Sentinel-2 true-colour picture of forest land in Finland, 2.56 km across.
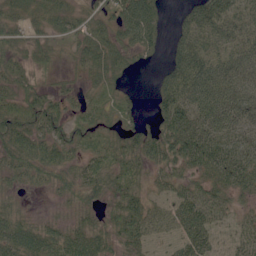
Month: June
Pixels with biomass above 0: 85%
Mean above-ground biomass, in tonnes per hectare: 47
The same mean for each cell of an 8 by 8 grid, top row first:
42 56 38 51 89 16 87 59
36 41 47 65 53 44 63 63
47 21 28 37 1 71 95 83
56 59 19 18 16 79 91 86
61 59 38 35 56 68 72 57
37 32 37 48 30 40 40 54
25 5 28 28 44 46 61 23
62 48 52 37 39 30 40 34
